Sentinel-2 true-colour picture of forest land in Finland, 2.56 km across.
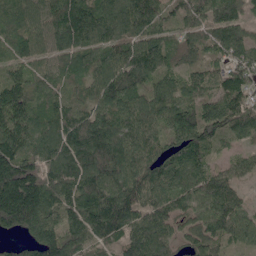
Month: May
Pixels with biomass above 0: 96%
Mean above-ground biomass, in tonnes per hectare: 133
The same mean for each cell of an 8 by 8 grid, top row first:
124 105 151 135 173 102 130 102
117 96 125 123 144 127 104 131
130 107 102 156 129 85 90 124
196 108 106 125 128 168 138 140
169 152 184 160 121 129 137 58
260 164 147 162 134 145 116 73
286 159 154 176 132 119 151 104
52 183 128 102 157 93 96 94
